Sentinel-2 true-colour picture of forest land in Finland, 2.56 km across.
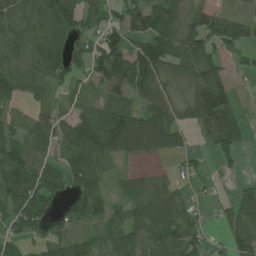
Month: July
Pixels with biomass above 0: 76%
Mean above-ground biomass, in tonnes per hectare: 67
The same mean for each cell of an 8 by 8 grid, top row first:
74 80 89 51 117 83 79 36
70 80 34 132 91 108 86 44
68 71 30 119 117 57 109 8
33 53 48 68 76 62 125 43
52 48 110 97 80 56 32 39
111 102 107 37 28 17 20 11
89 57 79 46 82 75 14 72
37 51 51 66 77 86 30 63
